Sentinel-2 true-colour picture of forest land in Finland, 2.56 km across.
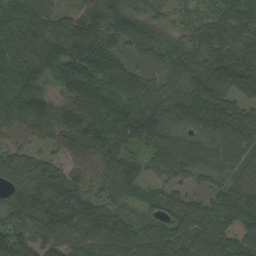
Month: September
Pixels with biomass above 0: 95%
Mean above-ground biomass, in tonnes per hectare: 100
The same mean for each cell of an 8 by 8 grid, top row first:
108 102 81 106 70 36 61 105
145 153 165 101 61 79 117 85
126 83 199 129 76 73 134 95
112 108 123 127 162 151 195 89
69 52 110 114 100 97 80 92
110 122 69 108 62 59 50 83
112 106 117 75 50 97 72 109
74 73 92 125 101 108 93 93
